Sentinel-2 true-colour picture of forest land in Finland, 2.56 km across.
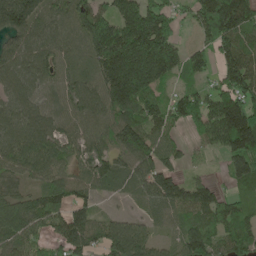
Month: May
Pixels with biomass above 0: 88%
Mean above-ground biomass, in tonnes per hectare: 123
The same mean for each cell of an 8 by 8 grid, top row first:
199 82 121 170 210 68 171 202
108 92 76 292 274 134 88 148
91 86 86 216 217 68 60 174
98 87 97 128 116 116 169 256
103 117 89 106 132 58 97 235
69 96 72 107 109 89 36 112
143 138 103 9 30 111 138 87
117 88 149 179 130 67 127 127
